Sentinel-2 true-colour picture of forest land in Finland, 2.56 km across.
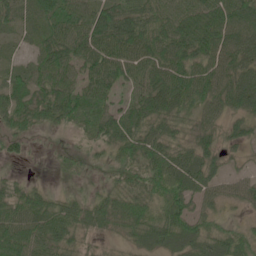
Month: June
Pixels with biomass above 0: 87%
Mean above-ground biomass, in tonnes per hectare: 56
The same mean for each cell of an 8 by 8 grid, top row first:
44 61 70 84 87 72 76 81
15 61 70 81 81 77 68 79
45 64 55 61 71 80 75 78
67 62 62 54 77 67 50 53
29 6 16 58 80 53 50 34
13 3 19 29 63 75 57 24
60 57 44 64 62 60 36 22
82 74 36 19 51 66 57 47
